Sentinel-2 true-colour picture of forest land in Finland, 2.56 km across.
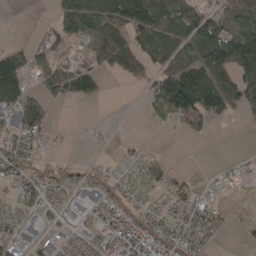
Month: April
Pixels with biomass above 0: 56%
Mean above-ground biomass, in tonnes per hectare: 49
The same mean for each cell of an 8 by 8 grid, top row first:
0 7 146 98 166 95 61 72
26 34 15 79 75 88 127 148
99 51 75 7 26 152 123 79
71 28 0 0 8 86 110 41
39 12 2 4 8 1 4 0
57 36 26 27 40 22 6 17
35 34 39 61 31 45 38 6
42 30 43 67 74 67 34 6
